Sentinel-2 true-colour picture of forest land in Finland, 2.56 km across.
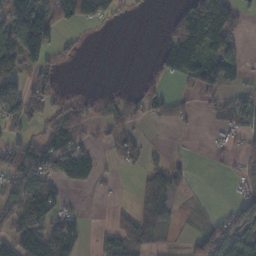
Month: November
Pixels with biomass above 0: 49%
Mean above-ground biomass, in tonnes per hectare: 47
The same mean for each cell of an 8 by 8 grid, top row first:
94 93 45 7 1 40 142 29
135 72 11 0 0 104 82 37
102 37 0 0 24 33 74 33
89 38 59 40 37 33 20 83
57 71 52 34 21 0 6 23
80 87 71 8 26 31 0 24
66 87 14 11 46 16 3 77
85 94 49 46 54 3 87 81
